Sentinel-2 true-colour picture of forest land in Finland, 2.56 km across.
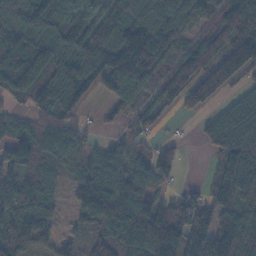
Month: November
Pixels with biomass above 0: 83%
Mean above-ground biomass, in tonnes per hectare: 101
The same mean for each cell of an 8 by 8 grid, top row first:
96 137 99 125 103 133 88 144
126 109 155 158 222 110 107 165
111 109 110 105 107 137 136 65
33 117 42 29 60 32 47 105
96 99 58 49 31 41 60 145
88 72 84 120 97 48 25 160
92 67 65 146 143 122 115 109
126 61 40 97 135 148 174 134
